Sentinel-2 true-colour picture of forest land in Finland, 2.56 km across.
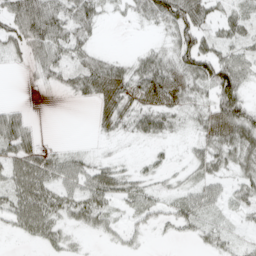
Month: April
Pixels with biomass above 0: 67%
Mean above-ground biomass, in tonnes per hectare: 32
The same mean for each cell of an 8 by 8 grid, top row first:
56 74 56 11 32 75 42 32
28 53 34 3 13 48 39 33
0 19 42 54 52 49 58 54
22 0 0 35 43 31 37 63
54 9 4 5 8 7 38 58
51 53 55 45 20 12 31 32
49 59 45 23 26 25 29 23
7 30 8 10 9 8 21 15
